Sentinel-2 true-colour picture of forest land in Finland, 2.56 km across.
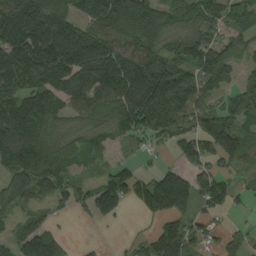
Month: August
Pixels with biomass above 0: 79%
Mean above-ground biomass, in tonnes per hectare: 123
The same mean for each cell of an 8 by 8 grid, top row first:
206 184 131 215 184 99 120 93
198 228 213 145 132 121 146 76
181 182 192 189 205 191 134 64
158 132 109 146 180 193 112 137
166 136 93 51 58 73 108 146
144 166 43 112 68 112 121 51
82 62 62 108 94 148 93 30
81 109 7 4 61 181 65 65
